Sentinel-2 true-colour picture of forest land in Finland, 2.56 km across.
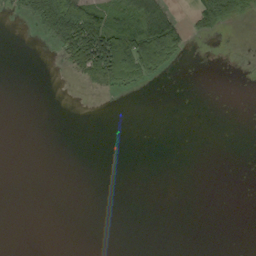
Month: September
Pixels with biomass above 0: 16%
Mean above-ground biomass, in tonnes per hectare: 15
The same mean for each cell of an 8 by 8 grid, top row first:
9 69 106 56 98 30 51 18
0 4 109 127 97 48 0 0
0 0 21 60 28 0 0 0
0 0 0 0 0 0 0 0
0 0 0 0 0 0 0 0
0 0 0 0 0 0 0 0
0 0 0 0 0 0 0 0
0 0 0 0 0 0 0 0
